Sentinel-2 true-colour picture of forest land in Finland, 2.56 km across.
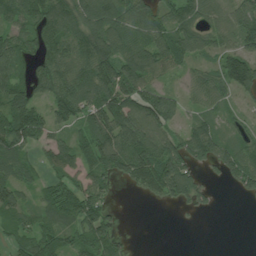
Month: July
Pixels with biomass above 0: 76%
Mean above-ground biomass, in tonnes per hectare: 83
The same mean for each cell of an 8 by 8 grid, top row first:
80 150 118 115 119 98 75 116
87 112 116 110 108 112 64 98
88 119 134 134 108 29 64 152
130 76 94 152 148 76 51 32
114 65 75 148 142 81 109 72
81 42 66 70 102 142 21 97
82 66 111 29 1 19 16 1
59 81 75 61 0 0 0 0
